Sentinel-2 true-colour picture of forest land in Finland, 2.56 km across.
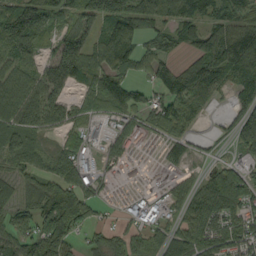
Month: September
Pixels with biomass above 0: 77%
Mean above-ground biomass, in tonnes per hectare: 71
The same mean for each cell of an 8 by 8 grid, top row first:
140 84 91 134 85 92 71 71
103 36 118 93 43 35 94 122
77 102 68 67 26 64 94 91
107 112 41 67 56 70 17 59
64 24 56 45 17 43 13 47
62 78 79 20 10 25 43 79
58 104 137 15 52 40 124 105
74 157 40 72 52 62 101 87
